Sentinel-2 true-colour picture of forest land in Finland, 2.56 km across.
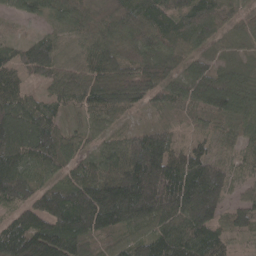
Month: April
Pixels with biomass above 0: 95%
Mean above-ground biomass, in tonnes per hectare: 90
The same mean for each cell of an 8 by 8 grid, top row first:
32 44 80 109 117 94 78 61
44 86 62 103 114 71 61 25
51 53 67 92 100 77 101 59
110 78 39 80 41 37 77 77
114 103 50 55 133 51 52 56
130 55 87 102 197 137 172 47
91 132 166 180 160 140 162 52
154 169 99 52 85 116 91 22
